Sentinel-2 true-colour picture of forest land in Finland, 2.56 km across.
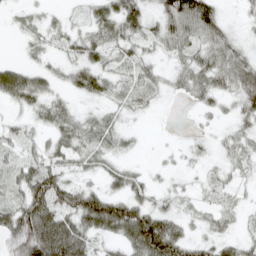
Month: April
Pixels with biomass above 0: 75%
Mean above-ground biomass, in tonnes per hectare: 36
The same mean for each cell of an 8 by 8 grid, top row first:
9 14 12 52 46 71 80 11
3 16 39 31 25 43 50 28
67 26 42 30 32 27 50 55
13 34 16 20 13 1 18 31
26 31 39 29 3 4 12 38
35 74 22 26 16 10 15 14
51 80 84 85 54 21 18 16
58 114 74 33 111 80 34 28
